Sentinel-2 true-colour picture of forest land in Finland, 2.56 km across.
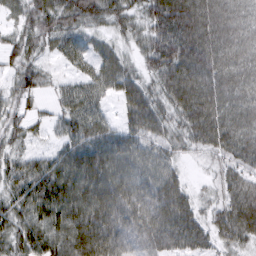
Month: March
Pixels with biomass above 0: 94%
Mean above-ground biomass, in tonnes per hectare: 68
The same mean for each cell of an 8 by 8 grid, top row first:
33 66 70 57 58 110 100 84
48 33 50 41 48 96 95 91
46 24 39 59 43 100 93 87
42 19 64 19 85 68 96 79
38 19 69 70 63 45 68 86
63 96 100 89 66 44 18 60
68 99 103 97 83 92 36 92
72 96 113 95 71 79 50 63
